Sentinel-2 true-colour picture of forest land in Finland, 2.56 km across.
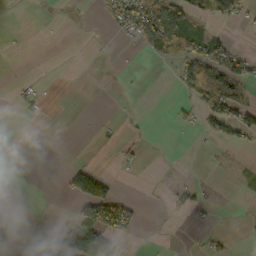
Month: October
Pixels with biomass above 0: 21%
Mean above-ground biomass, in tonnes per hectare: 22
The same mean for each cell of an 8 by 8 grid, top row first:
0 1 1 38 99 75 44 37
0 0 0 2 30 60 54 13
5 1 0 0 1 26 68 62
7 5 0 0 1 12 47 67
0 0 0 6 7 0 6 17
1 0 88 20 1 3 1 5
8 0 63 164 9 17 12 1
8 2 101 74 2 0 14 3
